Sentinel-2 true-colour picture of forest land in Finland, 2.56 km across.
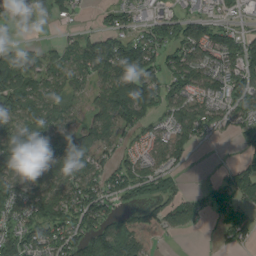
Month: August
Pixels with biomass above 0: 72%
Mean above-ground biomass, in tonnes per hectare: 79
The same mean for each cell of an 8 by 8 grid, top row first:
57 46 13 43 34 58 47 34
52 29 78 116 101 88 113 92
114 62 56 134 144 86 90 95
118 72 38 120 102 70 77 65
109 82 87 57 48 92 13 33
112 116 111 87 98 59 3 78
92 133 128 66 86 66 55 69
102 121 113 159 144 17 1 55
